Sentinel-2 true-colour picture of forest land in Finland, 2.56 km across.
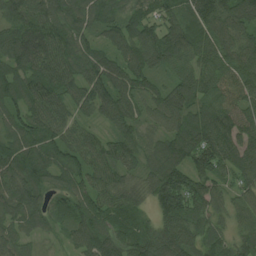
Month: August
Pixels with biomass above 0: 97%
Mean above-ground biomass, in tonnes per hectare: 89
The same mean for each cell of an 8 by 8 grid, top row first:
91 96 76 64 81 88 144 122
101 95 73 64 125 116 100 104
79 86 76 93 79 75 85 103
73 89 47 90 61 125 95 97
87 87 82 77 61 128 145 121
97 74 88 90 67 155 100 82
81 57 84 96 47 143 89 69
57 20 77 93 95 119 80 61
